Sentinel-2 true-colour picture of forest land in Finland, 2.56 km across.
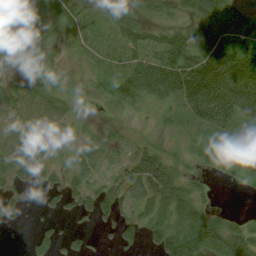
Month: August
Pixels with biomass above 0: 71%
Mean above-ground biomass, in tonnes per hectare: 40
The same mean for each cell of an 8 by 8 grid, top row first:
8 32 35 57 26 24 50 16
7 11 19 19 56 79 72 44
24 35 16 41 94 92 137 99
69 68 14 16 15 29 127 95
67 48 34 37 21 14 33 105
35 29 36 27 62 30 12 29
17 10 25 37 30 44 19 1
0 26 17 12 26 59 59 52
